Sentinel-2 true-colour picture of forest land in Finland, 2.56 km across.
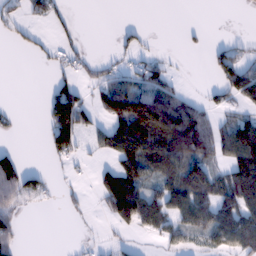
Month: February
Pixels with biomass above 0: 44%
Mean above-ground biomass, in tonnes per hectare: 52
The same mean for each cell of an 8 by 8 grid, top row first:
31 35 5 0 0 0 0 1
12 16 19 8 24 2 19 23
0 12 36 45 66 20 7 101
9 72 104 93 172 116 45 32
4 48 53 74 149 132 80 145
118 26 7 100 82 91 101 123
60 8 14 102 127 81 93 98
46 0 6 11 11 45 55 104
